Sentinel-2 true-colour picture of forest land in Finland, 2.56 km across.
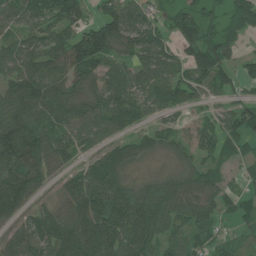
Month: June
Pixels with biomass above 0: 83%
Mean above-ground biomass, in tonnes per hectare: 81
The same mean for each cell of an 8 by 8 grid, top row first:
73 95 70 83 63 56 50 91
73 94 141 98 97 53 87 38
93 117 95 85 81 91 94 45
108 88 84 104 60 49 43 63
142 103 65 62 51 61 76 63
144 59 63 102 22 52 65 21
95 50 111 131 114 93 85 50
69 109 157 131 115 60 63 49
